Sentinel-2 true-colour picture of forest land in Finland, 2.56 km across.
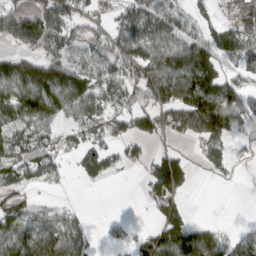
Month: March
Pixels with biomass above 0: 64%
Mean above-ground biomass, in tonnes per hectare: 77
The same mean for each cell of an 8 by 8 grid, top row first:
105 116 74 55 117 78 47 31
42 86 64 106 110 121 105 79
153 170 116 120 113 163 141 49
134 98 89 104 110 102 152 105
109 80 73 68 50 15 80 14
82 60 30 29 49 158 16 5
75 23 14 0 10 40 0 0
102 113 75 22 54 93 97 61
